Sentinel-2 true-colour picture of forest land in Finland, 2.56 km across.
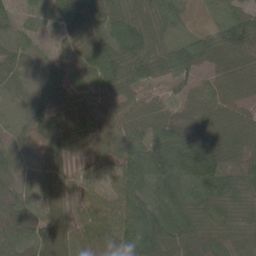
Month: May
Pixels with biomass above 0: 95%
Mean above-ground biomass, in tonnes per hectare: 62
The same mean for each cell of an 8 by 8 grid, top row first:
34 32 100 73 63 44 13 56
49 16 47 78 83 61 67 93
40 46 40 81 60 55 48 61
28 62 83 57 55 63 86 64
32 40 54 60 82 124 138 98
33 45 20 21 85 93 101 70
58 43 32 39 75 91 73 51
56 81 61 59 115 91 74 57
